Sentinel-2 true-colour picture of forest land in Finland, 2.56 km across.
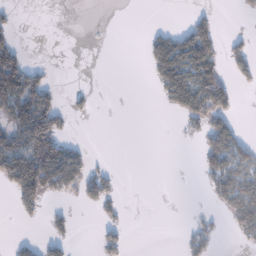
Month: January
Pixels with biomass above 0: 28%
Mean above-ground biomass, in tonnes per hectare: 36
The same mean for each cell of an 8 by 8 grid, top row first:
9 0 0 0 0 0 22 10
45 0 0 1 25 105 95 20
127 28 0 0 5 127 117 21
85 105 12 0 0 38 99 10
77 141 17 0 0 0 59 49
126 169 91 24 0 0 40 95
24 26 11 21 0 0 8 108
11 35 3 29 0 3 34 18
